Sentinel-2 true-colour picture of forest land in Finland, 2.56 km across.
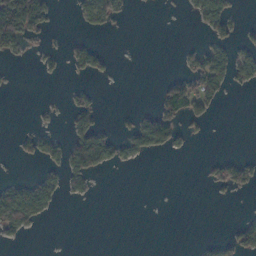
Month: November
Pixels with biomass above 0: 22%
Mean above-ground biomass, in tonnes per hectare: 21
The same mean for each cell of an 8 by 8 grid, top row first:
154 43 21 41 0 1 55 11
35 11 27 5 0 4 31 28
1 8 8 5 0 29 59 29
0 5 40 2 24 47 29 0
13 49 71 49 57 34 3 0
7 26 43 2 0 0 13 43
83 30 0 0 0 0 0 1
11 0 0 0 0 0 10 39
